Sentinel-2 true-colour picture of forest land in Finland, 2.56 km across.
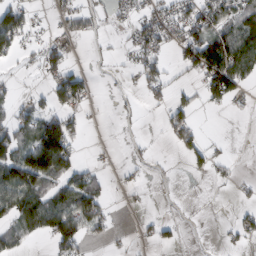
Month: February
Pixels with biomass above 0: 42%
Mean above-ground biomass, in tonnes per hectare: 35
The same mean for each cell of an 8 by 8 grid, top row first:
61 10 47 18 39 49 55 64
50 33 4 7 52 32 119 101
6 29 42 5 43 11 77 70
29 43 33 5 9 43 9 8
73 144 17 2 8 32 20 0
103 89 51 7 6 3 19 4
86 91 79 13 3 3 1 13
38 34 59 10 9 17 2 19
